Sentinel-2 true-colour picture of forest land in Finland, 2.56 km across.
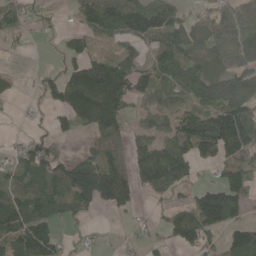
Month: May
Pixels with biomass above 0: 69%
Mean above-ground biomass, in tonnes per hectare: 82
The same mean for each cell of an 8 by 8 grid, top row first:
44 23 65 123 121 72 66 97
18 1 70 32 51 80 76 127
16 44 166 179 88 77 113 114
6 27 156 139 45 57 98 132
21 51 13 57 62 111 162 131
63 120 185 174 95 121 17 147
113 95 88 70 12 58 197 93
84 85 12 6 30 57 55 122
